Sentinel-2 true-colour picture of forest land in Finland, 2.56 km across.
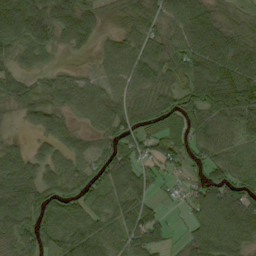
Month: September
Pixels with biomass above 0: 84%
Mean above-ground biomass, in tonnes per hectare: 66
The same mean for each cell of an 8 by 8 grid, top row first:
109 87 97 32 70 61 76 33
63 52 39 44 52 36 122 90
45 36 42 53 43 59 123 121
26 63 48 70 64 87 102 101
23 43 36 65 55 69 68 44
79 58 64 101 70 21 64 69
91 81 63 63 65 10 99 116
58 67 80 60 80 15 104 93
